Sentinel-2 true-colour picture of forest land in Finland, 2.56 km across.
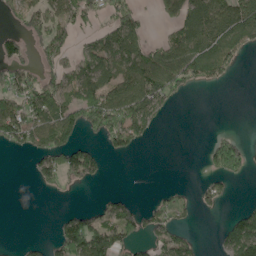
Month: May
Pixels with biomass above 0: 46%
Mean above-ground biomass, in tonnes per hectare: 60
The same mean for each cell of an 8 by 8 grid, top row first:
40 74 86 78 25 85 92 107
58 72 41 102 85 98 86 69
62 65 106 88 145 96 60 4
94 99 128 145 112 8 0 0
66 106 70 57 33 0 28 58
0 69 95 2 0 0 32 39
0 0 14 60 40 45 18 19
3 17 165 118 46 70 2 153
